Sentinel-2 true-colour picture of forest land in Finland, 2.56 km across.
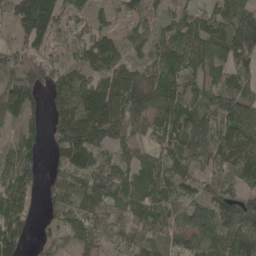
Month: May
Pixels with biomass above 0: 89%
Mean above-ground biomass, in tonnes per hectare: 86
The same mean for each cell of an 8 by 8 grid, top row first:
55 143 55 35 67 49 73 97
46 61 68 73 53 105 113 122
107 71 76 99 96 113 66 79
75 51 114 123 91 99 97 153
79 49 148 72 49 90 157 121
120 37 97 90 77 86 78 95
95 41 95 90 84 102 88 93
103 51 62 50 71 57 76 160
